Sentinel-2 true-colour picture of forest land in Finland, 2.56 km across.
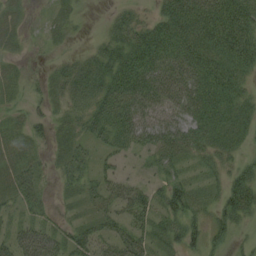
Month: August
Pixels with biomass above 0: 75%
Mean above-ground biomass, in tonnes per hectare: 28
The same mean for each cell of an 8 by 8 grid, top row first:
18 9 10 13 17 54 60 56
10 5 8 31 51 48 50 52
16 13 38 41 47 47 48 27
9 16 29 42 35 35 45 28
24 15 23 28 25 41 36 19
34 10 28 24 10 24 14 29
16 12 12 26 33 38 19 41
31 39 29 34 32 25 32 9
